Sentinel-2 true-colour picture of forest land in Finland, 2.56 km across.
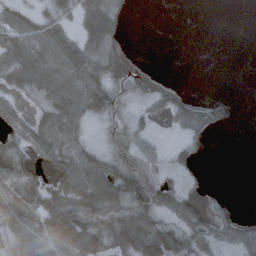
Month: October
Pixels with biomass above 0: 61%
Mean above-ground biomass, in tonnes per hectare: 38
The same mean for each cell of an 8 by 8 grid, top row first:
47 31 44 63 0 0 0 0
76 85 58 30 0 0 0 0
50 81 79 28 13 4 0 0
37 56 58 39 26 55 59 4
48 71 42 25 30 4 11 0
61 38 83 74 49 24 7 0
85 78 83 65 55 59 37 4
36 63 47 31 49 61 58 53
